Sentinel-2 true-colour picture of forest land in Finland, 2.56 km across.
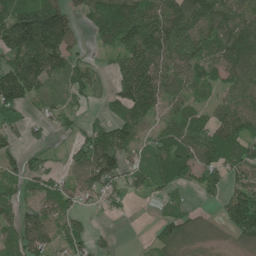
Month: June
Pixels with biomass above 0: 76%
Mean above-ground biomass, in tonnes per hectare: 89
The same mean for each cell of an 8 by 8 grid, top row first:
154 211 53 211 132 144 136 106
174 208 40 68 138 120 94 173
171 87 69 42 151 104 77 118
69 39 33 43 104 70 59 129
45 34 68 120 39 121 124 118
78 78 74 115 60 101 76 69
58 73 43 27 1 34 13 157
69 100 71 17 4 87 19 46
